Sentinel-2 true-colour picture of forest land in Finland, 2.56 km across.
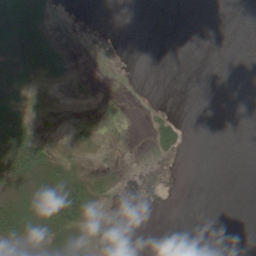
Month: June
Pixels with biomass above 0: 25%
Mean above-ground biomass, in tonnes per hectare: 8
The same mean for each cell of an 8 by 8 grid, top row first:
36 11 0 0 0 0 0 0
24 19 0 0 0 0 0 0
31 9 3 0 0 0 0 0
31 6 0 0 1 2 0 0
49 13 10 0 0 13 0 0
30 38 19 7 0 0 0 0
38 50 40 0 0 0 0 0
18 20 14 0 0 0 0 0
